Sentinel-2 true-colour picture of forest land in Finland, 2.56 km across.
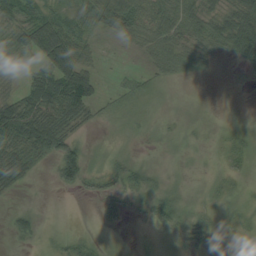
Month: August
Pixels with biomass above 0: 62%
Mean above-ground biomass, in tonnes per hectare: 27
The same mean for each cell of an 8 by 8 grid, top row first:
41 38 34 51 44 50 48 65
59 108 45 4 25 36 36 51
23 80 96 7 20 11 2 2
79 71 50 15 5 3 1 0
64 65 24 1 2 3 3 15
46 6 43 23 22 4 4 9
13 0 0 17 10 24 8 9
16 6 16 3 1 4 26 18
